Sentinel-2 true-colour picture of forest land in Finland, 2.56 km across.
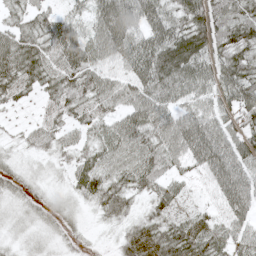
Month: May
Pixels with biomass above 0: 89%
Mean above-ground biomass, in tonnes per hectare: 51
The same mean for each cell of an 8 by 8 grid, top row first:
31 37 33 98 79 52 86 69
72 58 73 75 77 98 72 83
64 53 65 48 72 76 57 82
12 31 44 47 73 48 54 72
12 36 30 59 64 68 90 59
23 11 43 53 69 33 41 62
17 21 13 52 22 33 20 57
13 16 11 13 66 82 63 46
